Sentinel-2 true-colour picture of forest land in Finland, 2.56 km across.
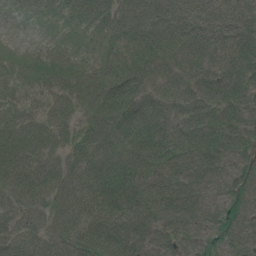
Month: July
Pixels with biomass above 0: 96%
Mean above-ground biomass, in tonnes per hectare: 58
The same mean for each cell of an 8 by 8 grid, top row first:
8 21 44 57 55 64 71 72
6 6 15 34 53 68 69 94
27 40 41 52 66 61 71 96
35 50 46 66 75 57 78 65
65 63 51 62 73 72 89 59
69 70 54 74 78 65 50 50
54 55 63 87 91 74 37 44
61 53 84 104 61 53 43 44
